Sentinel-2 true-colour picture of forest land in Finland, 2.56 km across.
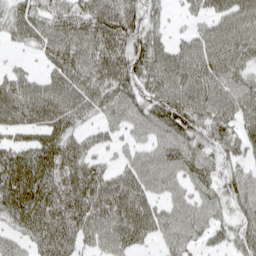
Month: April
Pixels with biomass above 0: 85%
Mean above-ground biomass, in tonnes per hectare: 71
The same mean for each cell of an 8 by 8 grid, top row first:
60 63 75 90 63 11 54 89
17 66 89 96 75 59 97 93
59 60 88 98 78 94 89 66
75 89 74 62 68 105 78 78
53 78 54 35 48 85 63 57
103 94 87 61 83 67 69 57
82 85 77 97 84 62 63 53
39 72 53 76 46 68 42 67
